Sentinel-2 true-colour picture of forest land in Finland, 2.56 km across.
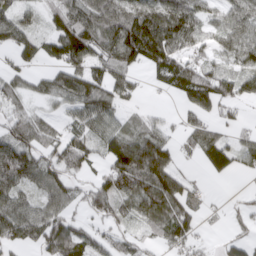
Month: March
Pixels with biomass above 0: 75%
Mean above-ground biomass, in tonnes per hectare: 61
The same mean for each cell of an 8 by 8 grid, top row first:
59 38 88 85 97 111 48 68
69 49 112 99 129 86 41 80
47 51 83 70 15 80 72 62
46 27 62 59 20 15 47 19
84 55 62 91 96 33 77 43
92 68 36 89 118 76 24 23
94 61 24 61 76 85 16 21
66 75 58 15 18 61 10 39
